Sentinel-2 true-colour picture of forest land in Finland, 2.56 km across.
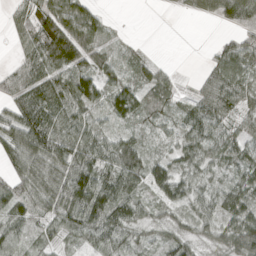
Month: April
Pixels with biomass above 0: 83%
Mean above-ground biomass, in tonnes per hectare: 59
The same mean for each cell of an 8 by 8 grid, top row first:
44 93 87 7 0 6 32 101
25 144 116 27 9 0 10 70
54 77 87 53 46 18 48 75
71 93 67 61 55 37 80 57
95 99 78 62 40 41 72 67
58 70 101 74 76 62 35 48
57 52 112 92 39 44 49 74
48 35 42 71 27 49 35 86
